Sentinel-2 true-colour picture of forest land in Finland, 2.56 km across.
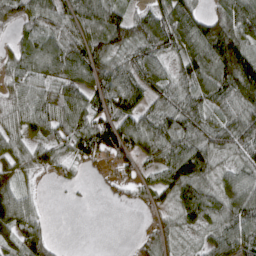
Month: April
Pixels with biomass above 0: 82%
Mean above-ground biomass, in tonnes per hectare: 77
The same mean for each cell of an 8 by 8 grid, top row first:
64 79 103 103 73 114 68 111
54 92 92 95 92 86 149 139
53 77 98 107 97 67 107 163
52 83 95 108 91 94 73 83
58 64 86 129 95 96 82 85
57 17 17 33 43 129 76 96
120 8 6 7 24 71 108 117
73 58 0 0 35 37 53 101
